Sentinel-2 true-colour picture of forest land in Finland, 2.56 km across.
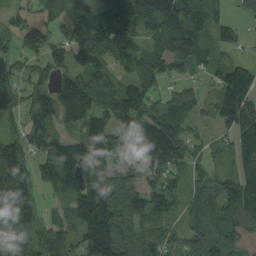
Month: September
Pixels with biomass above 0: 84%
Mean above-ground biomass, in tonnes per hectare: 98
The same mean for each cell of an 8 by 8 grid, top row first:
48 56 65 139 97 131 105 35
64 96 79 87 58 150 87 52
71 68 110 97 86 48 54 194
48 119 130 120 116 88 43 198
81 110 94 85 160 150 42 131
131 94 129 75 90 76 55 123
126 17 123 149 96 67 121 142
91 107 95 176 100 65 124 78
